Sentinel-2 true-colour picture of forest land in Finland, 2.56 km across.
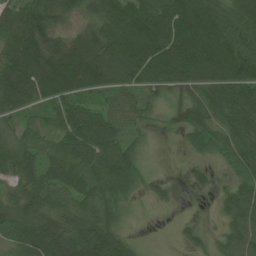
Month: June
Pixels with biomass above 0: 86%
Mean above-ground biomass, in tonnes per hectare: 70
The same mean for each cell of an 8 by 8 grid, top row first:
84 83 41 89 108 114 108 87
103 100 96 97 132 105 114 96
122 129 109 77 79 83 93 102
63 44 70 58 32 49 77 91
55 42 86 78 17 5 49 68
64 69 77 91 24 3 22 45
69 72 68 49 7 9 2 84
55 113 109 93 5 13 24 71
